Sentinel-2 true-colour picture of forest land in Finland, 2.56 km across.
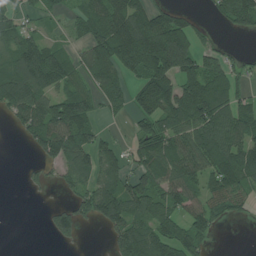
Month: July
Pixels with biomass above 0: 66%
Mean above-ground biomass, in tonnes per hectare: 86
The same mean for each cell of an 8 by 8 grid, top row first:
55 28 54 126 102 81 20 116
90 84 57 159 205 245 46 11
172 133 68 122 124 130 135 47
83 123 139 34 90 127 130 83
4 111 105 35 85 99 115 112
2 29 75 78 119 105 73 96
0 28 73 137 116 80 87 37
0 15 29 60 179 136 60 0
